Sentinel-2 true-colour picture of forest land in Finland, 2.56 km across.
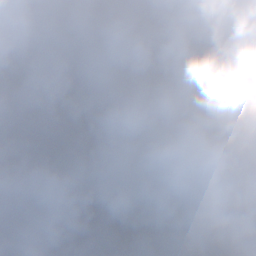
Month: November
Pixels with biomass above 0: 48%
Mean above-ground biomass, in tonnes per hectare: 46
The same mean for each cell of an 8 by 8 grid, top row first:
76 149 101 22 0 6 0 37
66 1 0 0 0 6 3 4
75 18 29 5 0 2 0 13
6 64 81 75 13 46 26 26
115 99 79 79 98 4 2 10
105 58 48 65 59 6 65 37
58 45 89 74 23 43 104 38
48 118 110 68 47 57 78 91
